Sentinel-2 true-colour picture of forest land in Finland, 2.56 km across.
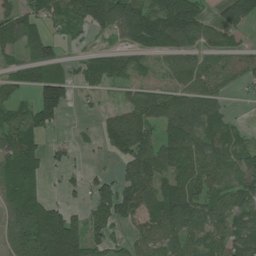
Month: July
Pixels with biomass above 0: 69%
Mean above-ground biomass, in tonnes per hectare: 72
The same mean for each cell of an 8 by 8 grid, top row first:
65 73 95 110 112 185 43 95
48 65 12 32 88 68 45 28
43 87 40 72 41 43 59 35
66 119 9 29 98 104 77 4
98 30 14 55 88 106 76 46
86 27 18 32 117 89 84 67
79 89 32 120 79 132 84 92
103 159 145 66 70 80 76 99
